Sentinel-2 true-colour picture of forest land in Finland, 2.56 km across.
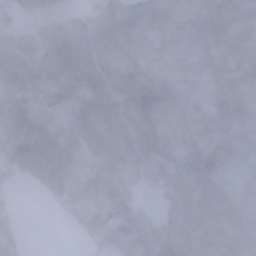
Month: November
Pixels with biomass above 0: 90%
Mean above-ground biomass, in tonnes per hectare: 58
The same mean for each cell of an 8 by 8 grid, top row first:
33 51 44 70 65 53 94 74
71 81 87 91 48 39 59 92
79 74 86 84 71 55 57 70
79 46 70 80 75 60 52 67
59 90 64 90 66 44 70 50
22 98 48 48 38 55 78 27
11 4 35 47 24 52 86 58
40 0 9 38 40 59 59 62
